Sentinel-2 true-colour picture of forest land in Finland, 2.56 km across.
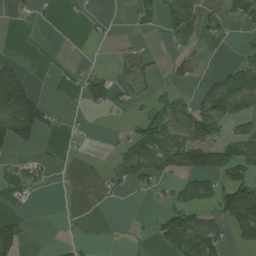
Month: July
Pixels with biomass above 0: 37%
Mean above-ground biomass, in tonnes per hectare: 49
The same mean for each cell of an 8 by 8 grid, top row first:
11 2 8 5 45 87 40 65
1 0 2 4 20 26 16 15
117 0 44 52 32 26 28 99
175 69 10 23 34 77 99 68
84 3 6 9 99 82 123 103
53 25 4 35 66 62 108 96
58 0 2 3 1 71 53 216
110 0 13 3 4 144 129 52
